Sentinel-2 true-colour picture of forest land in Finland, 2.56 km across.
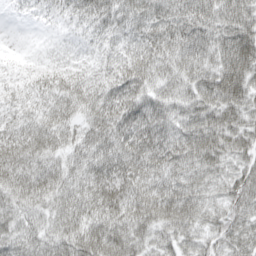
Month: April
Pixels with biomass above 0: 96%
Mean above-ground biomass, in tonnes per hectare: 58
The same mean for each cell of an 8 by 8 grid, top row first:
8 21 44 57 55 64 71 72
6 6 15 34 53 68 69 94
27 40 41 52 66 61 71 96
35 50 46 66 75 57 78 65
65 63 51 62 73 72 89 59
69 70 54 74 78 65 50 50
54 55 63 87 91 74 37 44
61 53 84 104 61 53 43 44
